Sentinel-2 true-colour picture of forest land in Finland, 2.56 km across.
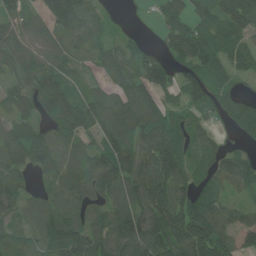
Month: June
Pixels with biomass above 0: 86%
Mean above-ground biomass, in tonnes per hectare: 94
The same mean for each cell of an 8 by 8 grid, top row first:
89 126 123 33 8 109 103 185
98 87 62 55 59 93 103 84
68 135 53 66 120 89 81 40
74 95 159 129 146 65 67 70
98 114 72 120 100 103 57 31
63 59 107 136 138 123 79 107
69 82 72 83 126 143 115 54
65 92 107 128 133 136 177 72
